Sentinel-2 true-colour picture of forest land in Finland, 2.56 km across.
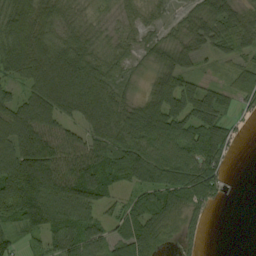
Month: September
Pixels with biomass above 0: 84%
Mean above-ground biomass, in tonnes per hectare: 69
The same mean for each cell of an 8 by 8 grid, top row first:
93 78 47 30 32 31 60 56
105 94 89 37 32 48 40 41
49 108 107 52 20 77 24 62
79 89 83 81 107 96 81 23
108 125 70 83 80 76 101 13
157 162 133 90 92 90 99 1
121 102 94 35 73 69 43 0
40 48 76 51 84 32 9 0
